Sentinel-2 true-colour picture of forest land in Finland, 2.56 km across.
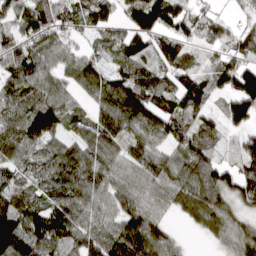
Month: March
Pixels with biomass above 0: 89%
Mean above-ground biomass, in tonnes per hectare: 92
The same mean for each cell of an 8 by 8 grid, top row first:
86 118 77 76 141 122 55 28
86 92 48 78 83 131 51 79
114 88 87 89 123 87 80 167
86 143 47 106 148 117 65 114
95 77 93 83 72 78 93 45
68 94 134 99 92 90 120 93
109 91 100 83 90 56 108 56
153 103 85 111 129 44 24 84
